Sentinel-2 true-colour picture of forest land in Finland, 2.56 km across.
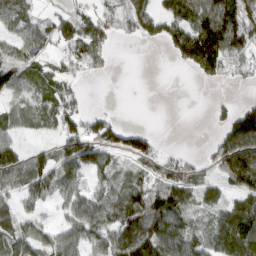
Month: March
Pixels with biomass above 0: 69%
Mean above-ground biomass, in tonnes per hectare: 71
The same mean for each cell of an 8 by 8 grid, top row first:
67 38 60 54 96 88 135 134
50 44 79 31 6 96 208 98
68 57 25 3 0 0 37 24
47 64 58 15 0 0 11 98
51 22 126 74 76 2 19 161
107 95 73 60 58 107 35 181
55 23 86 105 149 101 49 100
89 67 79 110 162 124 73 148
